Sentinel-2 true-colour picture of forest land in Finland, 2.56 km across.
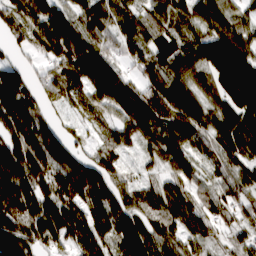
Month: March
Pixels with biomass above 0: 93%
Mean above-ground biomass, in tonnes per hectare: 111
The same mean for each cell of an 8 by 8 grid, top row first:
129 144 100 99 78 79 92 70
45 132 154 71 101 93 114 130
130 73 98 132 91 104 74 164
219 55 47 77 130 124 82 111
200 197 51 90 77 109 73 104
238 183 191 98 41 94 54 84
213 160 136 143 95 126 75 78
126 111 127 134 159 86 62 59
